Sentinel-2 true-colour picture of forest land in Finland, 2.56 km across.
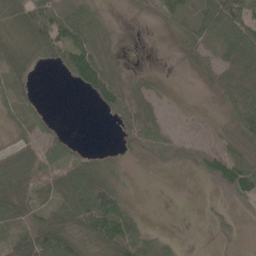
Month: May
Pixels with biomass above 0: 62%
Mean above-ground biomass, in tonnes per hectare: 37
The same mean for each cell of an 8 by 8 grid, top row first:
39 92 70 11 6 38 56 98
36 59 90 26 0 12 34 82
46 0 61 68 23 1 20 81
27 8 0 43 84 4 3 89
15 37 11 1 65 33 19 34
44 44 65 27 0 3 29 83
46 47 85 86 4 0 8 10
40 78 39 60 33 13 3 5
